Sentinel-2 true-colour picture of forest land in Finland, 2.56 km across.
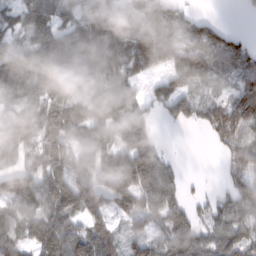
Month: February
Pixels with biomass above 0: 82%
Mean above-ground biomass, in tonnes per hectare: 86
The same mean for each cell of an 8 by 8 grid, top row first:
64 77 63 70 90 85 28 5
106 131 118 101 120 104 108 77
188 128 115 86 37 73 63 70
113 98 75 121 51 65 63 134
82 110 110 107 108 1 15 70
106 98 75 141 172 45 3 72
95 100 110 76 97 86 45 89
84 102 103 64 68 98 77 84
